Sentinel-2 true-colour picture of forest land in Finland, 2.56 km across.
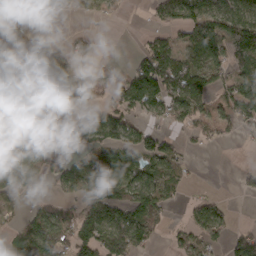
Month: March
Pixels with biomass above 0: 57%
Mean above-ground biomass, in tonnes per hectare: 62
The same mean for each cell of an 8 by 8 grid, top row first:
37 25 22 23 7 94 132 114
17 18 36 0 39 70 127 110
63 94 63 37 113 102 67 68
107 25 45 68 59 68 47 74
83 48 58 77 69 26 24 8
116 49 104 103 87 48 0 17
33 43 60 121 97 13 75 1
64 96 112 134 72 29 63 73
